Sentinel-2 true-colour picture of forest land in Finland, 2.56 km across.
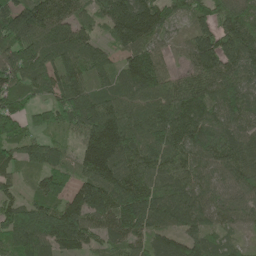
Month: May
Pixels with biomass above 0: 92%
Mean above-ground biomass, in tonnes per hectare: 107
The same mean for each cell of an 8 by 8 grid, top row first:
114 131 68 121 145 62 95 109
116 106 108 61 99 36 142 180
94 106 101 75 148 66 108 114
105 98 143 134 114 123 105 97
107 75 75 175 128 122 133 100
53 114 81 140 115 105 79 96
120 128 150 133 145 149 87 71
148 136 105 68 77 87 79 28
